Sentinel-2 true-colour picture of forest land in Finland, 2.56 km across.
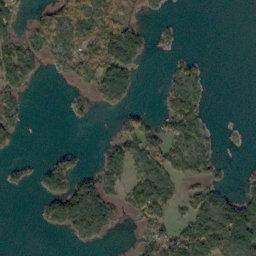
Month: October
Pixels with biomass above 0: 43%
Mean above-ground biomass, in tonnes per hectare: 47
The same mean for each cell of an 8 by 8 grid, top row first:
38 57 101 74 26 2 0 0
65 78 96 136 53 10 0 0
88 6 50 127 4 47 16 0
66 0 12 21 27 68 18 0
26 0 3 41 101 65 36 2
17 63 50 70 84 68 51 5
0 48 151 72 91 51 89 92
0 0 36 10 39 82 145 119
